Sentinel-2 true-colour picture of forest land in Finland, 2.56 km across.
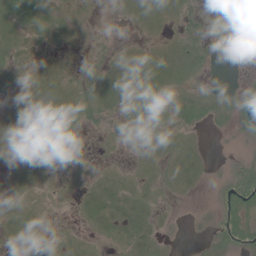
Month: June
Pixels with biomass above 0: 50%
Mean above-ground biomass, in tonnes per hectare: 7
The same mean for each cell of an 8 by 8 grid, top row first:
24 12 2 1 9 9 6 5
11 5 2 2 3 9 8 1
4 4 3 9 14 12 1 2
6 9 10 5 9 11 10 16
4 9 1 1 3 6 2 2
6 3 3 5 4 7 3 13
6 2 9 17 8 1 2 24
7 2 3 8 11 1 5 17
